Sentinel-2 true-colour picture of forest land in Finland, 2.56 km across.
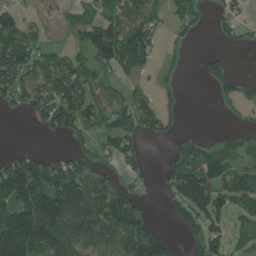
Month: July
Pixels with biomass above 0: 56%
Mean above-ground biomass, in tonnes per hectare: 69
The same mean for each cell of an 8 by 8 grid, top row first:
53 9 31 70 91 55 24 38
123 42 65 159 95 14 3 13
111 88 110 45 20 12 38 34
28 127 141 89 107 25 0 17
1 3 32 58 26 25 32 46
169 106 100 42 31 65 103 76
122 174 122 137 61 54 91 76
153 138 124 77 144 32 94 49
